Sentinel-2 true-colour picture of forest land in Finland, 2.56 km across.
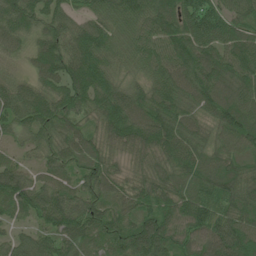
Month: June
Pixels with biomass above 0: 98%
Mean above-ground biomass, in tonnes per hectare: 86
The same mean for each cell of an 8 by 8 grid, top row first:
108 73 50 75 86 111 108 72
51 97 106 78 75 112 94 85
50 78 112 78 54 96 111 92
96 102 72 126 92 85 68 109
40 68 79 71 104 103 62 87
87 52 62 69 63 82 99 89
78 114 102 72 77 94 82 103
56 68 103 105 123 87 98 108
